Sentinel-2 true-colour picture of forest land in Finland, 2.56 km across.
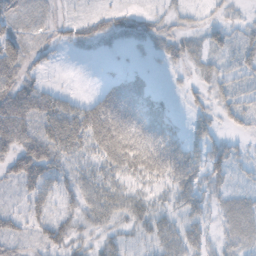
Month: October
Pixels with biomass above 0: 70%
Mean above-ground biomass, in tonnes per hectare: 31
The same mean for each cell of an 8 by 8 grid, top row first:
26 12 8 16 12 12 6 9
40 17 12 7 10 16 25 31
46 9 1 21 23 3 25 25
63 57 51 78 44 11 20 29
49 59 48 78 56 39 35 10
49 45 35 44 42 52 35 12
20 29 38 54 39 38 25 28
30 37 25 29 33 49 24 24
